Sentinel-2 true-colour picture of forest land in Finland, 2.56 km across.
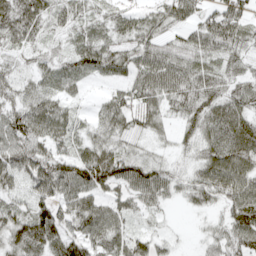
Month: April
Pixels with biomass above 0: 89%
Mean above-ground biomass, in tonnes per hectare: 57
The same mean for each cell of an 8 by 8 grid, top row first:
84 57 41 44 48 64 47 68
37 26 58 52 63 54 65 51
43 44 35 32 71 78 63 48
70 74 20 67 63 40 70 63
81 60 42 52 25 28 56 80
59 97 88 88 83 37 70 83
42 63 71 52 44 11 32 79
73 77 79 64 48 14 28 73
